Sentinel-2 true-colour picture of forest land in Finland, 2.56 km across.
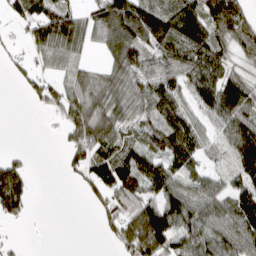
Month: March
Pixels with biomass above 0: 72%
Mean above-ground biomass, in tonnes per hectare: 76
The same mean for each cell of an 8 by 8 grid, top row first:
41 103 64 145 135 116 118 111
13 97 69 90 97 99 112 66
16 45 83 83 83 87 109 68
0 30 139 102 60 101 79 95
0 0 106 95 59 118 44 137
96 0 40 130 102 78 54 77
83 0 1 90 123 116 90 113
10 0 0 27 159 87 91 94
